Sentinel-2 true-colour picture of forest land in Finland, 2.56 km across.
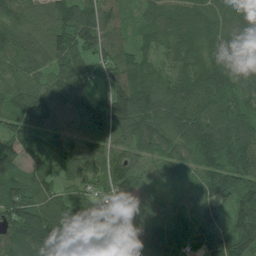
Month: July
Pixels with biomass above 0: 95%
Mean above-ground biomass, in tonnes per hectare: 98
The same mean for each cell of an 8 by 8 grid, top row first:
74 82 123 66 69 102 90 87
83 97 134 90 70 84 91 126
68 75 124 71 111 96 107 98
117 106 111 153 126 109 96 95
97 88 92 85 86 90 128 138
76 76 79 107 48 36 104 130
148 130 77 119 86 49 97 99
146 190 60 69 128 104 99 112
